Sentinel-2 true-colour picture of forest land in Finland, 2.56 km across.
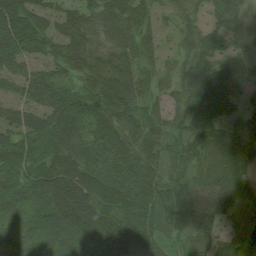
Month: August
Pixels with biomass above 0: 93%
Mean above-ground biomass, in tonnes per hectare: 77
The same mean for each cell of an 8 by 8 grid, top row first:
120 70 71 73 52 29 38 35
124 80 92 67 56 25 63 42
71 90 74 112 58 35 81 59
70 96 100 93 64 42 83 42
98 128 80 83 71 59 73 73
106 144 105 97 85 50 74 81
74 138 130 112 107 65 67 54
44 73 118 122 81 43 36 71
